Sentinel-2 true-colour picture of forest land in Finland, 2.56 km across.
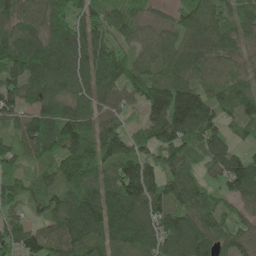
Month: June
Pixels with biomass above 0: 92%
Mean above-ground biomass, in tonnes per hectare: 92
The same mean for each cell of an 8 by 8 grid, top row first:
69 74 79 58 44 50 85 53
118 118 89 96 53 75 77 53
89 101 75 126 115 88 50 60
62 85 89 75 87 182 126 76
62 128 157 119 81 130 94 32
83 62 156 84 131 89 47 128
56 78 132 149 128 105 84 60
80 96 134 124 108 108 102 71
